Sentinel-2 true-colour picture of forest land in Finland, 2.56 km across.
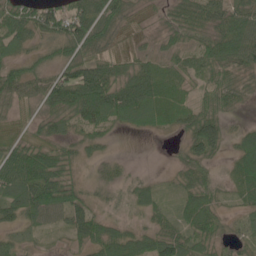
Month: May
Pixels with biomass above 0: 80%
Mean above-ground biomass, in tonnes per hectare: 41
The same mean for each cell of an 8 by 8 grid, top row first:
55 70 81 51 10 32 49 50
37 26 52 23 13 28 42 72
53 46 79 68 62 37 40 34
25 39 67 72 72 50 45 13
37 38 28 9 0 10 73 46
85 72 19 16 10 16 28 48
57 77 44 9 31 28 60 19
21 7 35 56 40 61 39 20
